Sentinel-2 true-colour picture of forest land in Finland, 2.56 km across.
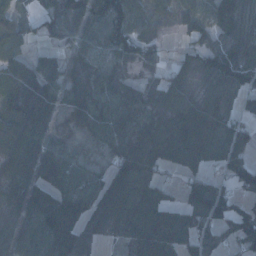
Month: January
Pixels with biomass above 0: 80%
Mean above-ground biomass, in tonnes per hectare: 62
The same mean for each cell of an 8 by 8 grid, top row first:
42 60 79 92 46 41 58 78
51 20 42 59 48 12 51 77
80 54 41 43 21 53 63 86
113 69 60 58 50 82 77 40
105 52 16 47 68 94 73 59
68 54 54 70 88 21 45 43
52 97 81 88 68 47 150 74
53 93 61 13 55 59 53 87
